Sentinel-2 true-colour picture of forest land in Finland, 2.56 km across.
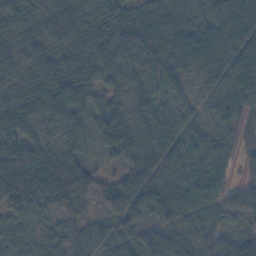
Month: November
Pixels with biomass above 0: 95%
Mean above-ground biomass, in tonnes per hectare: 57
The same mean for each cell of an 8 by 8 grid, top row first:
53 46 72 62 51 49 64 89
51 56 65 77 82 66 66 77
48 66 75 42 60 50 28 74
60 67 57 63 55 44 28 52
76 33 44 57 43 65 54 30
119 93 73 28 52 54 77 25
76 58 28 37 58 70 61 56
24 25 44 46 62 75 58 39
